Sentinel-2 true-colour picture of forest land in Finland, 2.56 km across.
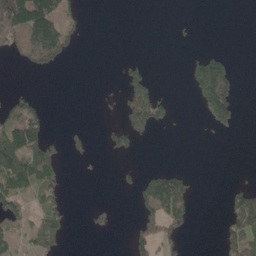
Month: May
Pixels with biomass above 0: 26%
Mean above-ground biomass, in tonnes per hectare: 40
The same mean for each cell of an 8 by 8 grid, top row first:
189 157 24 0 0 2 0 0
81 164 12 0 0 3 12 0
0 0 0 4 57 0 160 25
84 22 0 6 139 21 64 26
126 72 22 41 11 0 2 0
124 74 4 2 35 57 0 4
75 63 1 28 51 111 0 85
44 87 0 1 59 49 0 90
